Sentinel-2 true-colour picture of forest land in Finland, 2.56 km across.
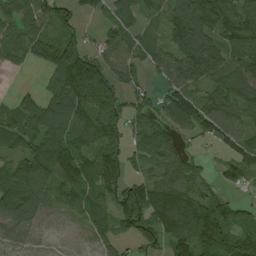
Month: August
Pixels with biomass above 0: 83%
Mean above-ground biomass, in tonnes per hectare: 91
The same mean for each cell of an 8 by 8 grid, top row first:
91 96 60 74 50 118 200 104
50 91 106 98 53 92 108 102
1 44 205 123 35 71 102 121
65 130 118 130 76 115 96 78
60 124 85 119 84 64 33 89
137 137 127 139 55 89 36 83
112 68 66 69 127 154 108 61
45 25 30 54 78 109 129 108
